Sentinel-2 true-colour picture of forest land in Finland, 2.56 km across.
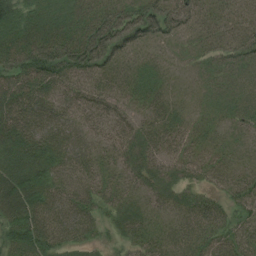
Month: August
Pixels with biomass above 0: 94%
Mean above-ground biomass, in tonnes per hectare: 45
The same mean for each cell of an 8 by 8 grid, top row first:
70 50 45 53 68 55 27 28
82 86 79 62 29 17 28 46
63 72 46 41 36 13 20 25
70 50 34 30 33 29 20 29
76 70 45 35 45 38 26 23
71 59 47 31 39 34 29 36
85 58 52 34 30 31 50 40
67 61 39 24 41 37 42 40
